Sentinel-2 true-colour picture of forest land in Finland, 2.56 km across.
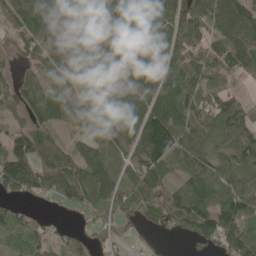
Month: May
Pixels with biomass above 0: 86%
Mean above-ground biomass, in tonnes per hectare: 86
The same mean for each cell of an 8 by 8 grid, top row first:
70 129 138 100 144 101 98 97
35 81 72 122 115 90 58 90
46 67 70 108 124 101 90 28
53 103 116 88 121 132 101 77
97 82 45 79 141 139 94 119
136 117 79 81 88 57 96 74
48 15 52 47 62 99 104 125
47 52 42 19 7 20 97 146
